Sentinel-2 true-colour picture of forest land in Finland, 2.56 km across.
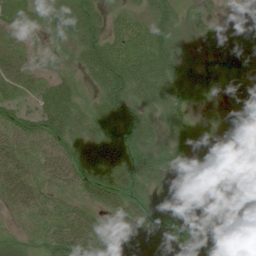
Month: July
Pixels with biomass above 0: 89%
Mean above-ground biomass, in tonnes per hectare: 60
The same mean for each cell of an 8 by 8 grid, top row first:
27 45 84 28 38 48 30 8
38 15 58 64 65 41 40 96
54 36 29 87 90 82 65 62
45 82 55 90 59 68 35 51
48 59 82 90 63 46 67 25
61 46 93 112 97 27 31 79
34 43 46 86 84 96 38 31
30 58 82 77 113 105 106 93
